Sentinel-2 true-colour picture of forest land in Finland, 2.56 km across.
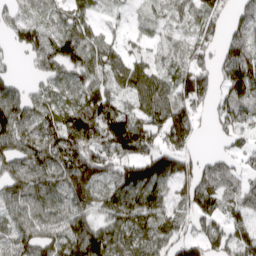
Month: April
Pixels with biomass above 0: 83%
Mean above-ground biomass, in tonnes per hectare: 87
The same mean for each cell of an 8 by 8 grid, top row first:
46 37 68 22 23 55 105 62
41 120 117 65 39 55 74 117
39 75 68 71 96 93 79 170
119 72 113 113 93 128 53 89
104 112 147 138 103 111 3 43
89 89 102 96 150 123 85 61
75 78 69 86 108 64 83 69
88 97 173 112 95 103 97 125
